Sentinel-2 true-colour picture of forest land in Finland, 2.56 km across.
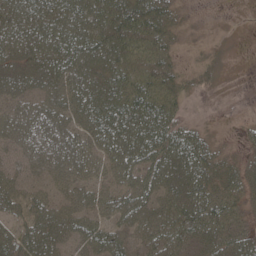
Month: May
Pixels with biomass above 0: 81%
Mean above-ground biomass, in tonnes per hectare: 44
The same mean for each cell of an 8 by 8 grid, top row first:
66 72 70 70 64 19 0 0
55 64 76 59 44 18 5 0
46 48 60 56 44 27 11 0
42 56 56 74 76 27 0 0
42 63 53 66 81 81 27 10
35 41 41 45 66 60 52 34
40 50 48 53 52 46 60 26
43 49 45 55 38 44 43 40
